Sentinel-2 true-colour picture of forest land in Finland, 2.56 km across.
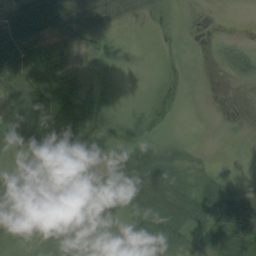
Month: August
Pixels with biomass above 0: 76%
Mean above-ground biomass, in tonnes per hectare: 40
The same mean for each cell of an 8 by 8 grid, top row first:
60 86 69 49 20 5 3 0
93 57 29 25 3 9 6 25
91 101 35 15 11 6 2 22
54 81 119 48 10 7 2 1
26 92 59 32 54 36 3 4
51 43 9 52 105 62 42 13
60 32 10 21 79 106 66 66
17 11 6 10 68 82 46 73
